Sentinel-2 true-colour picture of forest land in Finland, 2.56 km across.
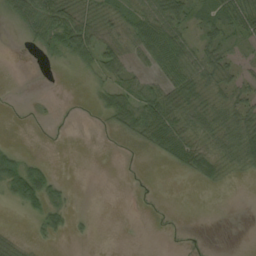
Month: September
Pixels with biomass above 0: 48%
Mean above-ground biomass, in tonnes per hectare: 20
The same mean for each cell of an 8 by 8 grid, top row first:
40 77 32 20 34 41 19 57
0 29 55 27 40 53 30 11
0 0 4 30 20 46 33 22
0 2 1 43 47 50 39 34
4 0 0 1 22 50 23 52
67 27 0 0 1 4 26 8
19 40 1 0 1 1 0 0
7 9 3 0 0 1 1 0
